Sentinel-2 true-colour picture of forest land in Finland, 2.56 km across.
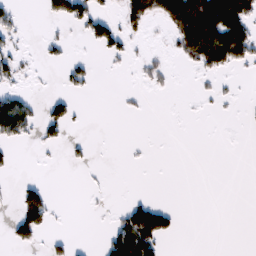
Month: February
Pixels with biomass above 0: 21%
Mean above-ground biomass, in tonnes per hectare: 24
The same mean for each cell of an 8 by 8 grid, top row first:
19 22 60 26 94 114 115 98
19 15 2 41 5 31 117 84
24 1 28 0 13 5 9 4
93 36 7 1 4 0 2 3
29 20 9 0 2 0 0 0
7 1 1 1 0 0 0 0
32 54 0 6 66 14 0 0
40 14 3 41 117 9 0 0
